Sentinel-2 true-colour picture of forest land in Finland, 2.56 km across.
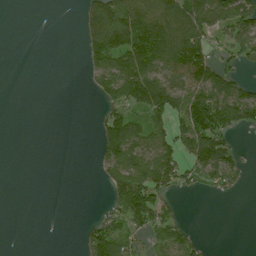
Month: July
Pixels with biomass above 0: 45%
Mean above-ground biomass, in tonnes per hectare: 53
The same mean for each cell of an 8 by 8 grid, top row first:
0 0 21 118 124 100 112 107
0 0 19 102 121 126 70 84
0 0 5 107 142 76 113 64
0 0 0 62 107 101 179 131
0 0 0 92 90 77 143 16
0 0 0 66 113 76 74 44
0 0 0 43 109 26 0 0
0 0 20 101 48 85 7 0
